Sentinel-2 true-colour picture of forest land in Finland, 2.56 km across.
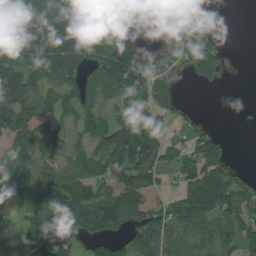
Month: July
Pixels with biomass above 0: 70%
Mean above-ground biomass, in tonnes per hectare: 99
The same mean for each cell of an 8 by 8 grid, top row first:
179 181 151 83 0 97 41 0
156 167 185 172 52 98 116 1
184 97 96 125 147 65 56 0
158 126 80 49 101 52 2 0
120 81 56 179 193 59 92 0
92 80 82 147 142 68 156 36
82 143 165 141 119 77 106 93
107 145 114 87 110 83 78 82
